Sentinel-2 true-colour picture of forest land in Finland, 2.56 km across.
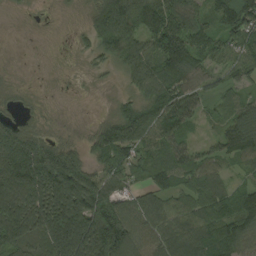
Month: August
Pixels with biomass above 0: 86%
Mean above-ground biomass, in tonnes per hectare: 89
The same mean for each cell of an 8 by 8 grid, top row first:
6 3 13 141 167 135 69 138
0 1 21 93 96 186 79 76
6 2 6 12 100 130 59 55
33 10 1 32 123 137 34 83
164 94 38 164 95 90 31 107
198 197 131 95 66 84 85 37
157 148 166 142 80 78 95 93
131 130 170 210 91 102 88 95
